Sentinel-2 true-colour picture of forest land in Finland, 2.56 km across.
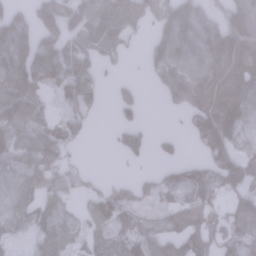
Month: January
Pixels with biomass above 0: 71%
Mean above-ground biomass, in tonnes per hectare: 84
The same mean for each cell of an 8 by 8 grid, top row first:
81 118 124 127 88 188 75 163
164 124 79 70 27 153 150 153
115 103 129 18 14 123 156 158
80 25 66 16 26 33 163 149
98 92 12 21 53 30 127 75
86 81 44 11 19 62 90 113
113 84 34 108 36 53 77 80
46 76 42 50 78 73 71 93
